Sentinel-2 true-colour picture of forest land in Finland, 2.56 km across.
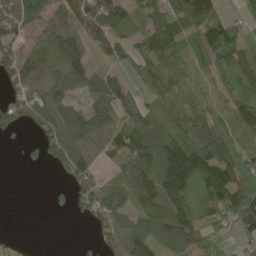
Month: May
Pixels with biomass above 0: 75%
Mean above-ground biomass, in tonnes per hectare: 82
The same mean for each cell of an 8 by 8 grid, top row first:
83 60 94 104 56 98 100 28
71 102 107 61 77 89 125 109
86 100 81 70 88 58 66 122
84 77 78 99 94 83 67 111
14 80 54 77 123 142 142 72
0 5 95 58 120 184 169 123
0 13 50 80 97 111 150 167
19 0 3 54 94 96 68 34
